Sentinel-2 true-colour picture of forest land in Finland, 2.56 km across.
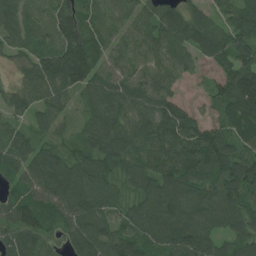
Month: July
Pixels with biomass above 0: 93%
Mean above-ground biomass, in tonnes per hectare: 93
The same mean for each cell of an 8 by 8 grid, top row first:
84 80 89 46 68 99 62 106
56 78 140 61 74 101 104 135
47 126 139 91 85 60 36 173
76 78 35 99 87 103 27 118
97 55 53 104 89 143 147 69
61 148 123 74 99 123 99 122
103 106 124 69 96 109 99 94
91 69 126 119 95 111 95 80
